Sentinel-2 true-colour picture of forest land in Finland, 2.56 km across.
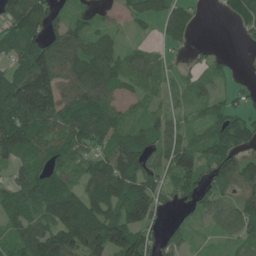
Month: June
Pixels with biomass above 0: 81%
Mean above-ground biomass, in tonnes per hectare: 68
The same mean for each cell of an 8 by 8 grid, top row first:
90 74 45 22 53 60 3 46
68 94 84 67 31 16 10 4
100 144 114 93 64 25 42 18
120 118 102 64 35 33 49 38
105 68 64 71 75 63 86 82
44 65 67 134 74 62 59 94
67 80 120 100 104 23 35 64
66 120 128 149 75 32 16 51
